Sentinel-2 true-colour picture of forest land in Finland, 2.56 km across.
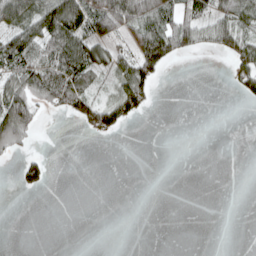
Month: April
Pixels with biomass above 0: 36%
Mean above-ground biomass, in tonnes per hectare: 31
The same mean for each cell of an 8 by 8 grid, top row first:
83 98 99 108 78 57 55 75
85 74 84 49 89 69 29 66
63 88 77 34 76 0 0 43
110 24 50 67 25 0 0 0
57 0 0 3 0 0 0 0
21 29 0 0 0 0 0 0
0 0 0 0 0 0 0 0
0 0 0 0 0 0 0 0
